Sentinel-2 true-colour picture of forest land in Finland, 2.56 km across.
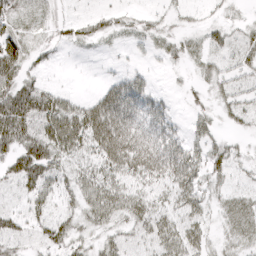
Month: April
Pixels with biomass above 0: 70%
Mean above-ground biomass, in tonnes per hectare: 31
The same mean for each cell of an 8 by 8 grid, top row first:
26 12 8 16 12 12 6 9
40 17 12 7 10 16 25 31
46 9 1 21 23 3 25 25
63 57 51 78 44 11 20 29
49 59 48 78 56 39 35 10
49 45 35 44 42 52 35 12
20 29 38 54 39 38 25 28
30 37 25 29 33 49 24 24
